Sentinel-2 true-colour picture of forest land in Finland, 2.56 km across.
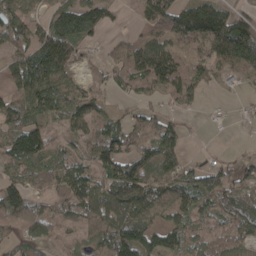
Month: April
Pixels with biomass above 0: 79%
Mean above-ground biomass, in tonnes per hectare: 79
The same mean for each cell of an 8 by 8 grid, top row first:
85 68 131 31 55 122 139 74
80 138 60 23 92 59 92 164
90 151 57 60 96 110 55 38
99 90 103 42 47 44 8 12
97 71 61 111 63 74 2 5
66 62 100 116 115 93 71 59
104 36 70 129 105 90 82 124
56 58 42 132 116 87 71 77
